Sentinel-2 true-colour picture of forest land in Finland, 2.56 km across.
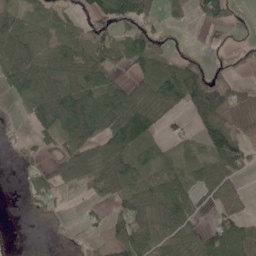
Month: May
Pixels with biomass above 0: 66%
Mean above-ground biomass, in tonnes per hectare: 57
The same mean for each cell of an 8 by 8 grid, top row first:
44 45 31 107 64 14 63 23
85 50 62 66 80 28 14 20
76 78 72 45 51 112 104 28
7 114 156 117 80 38 166 56
17 42 100 96 60 24 80 79
5 46 57 65 51 68 54 40
2 18 7 28 59 108 22 33
0 5 5 34 69 54 93 114
